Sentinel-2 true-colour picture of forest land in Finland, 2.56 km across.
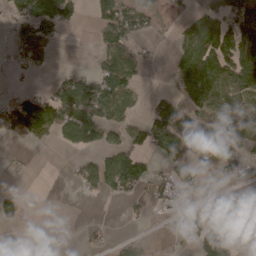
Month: April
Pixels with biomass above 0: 48%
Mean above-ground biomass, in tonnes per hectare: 56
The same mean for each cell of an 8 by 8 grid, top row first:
68 148 31 103 75 21 77 103
51 56 0 94 21 51 116 142
5 15 54 107 14 46 150 132
114 114 139 65 24 73 80 91
11 21 77 50 64 102 95 68
4 0 55 120 95 53 19 45
36 0 0 0 18 27 19 73
7 16 10 16 20 11 86 17
